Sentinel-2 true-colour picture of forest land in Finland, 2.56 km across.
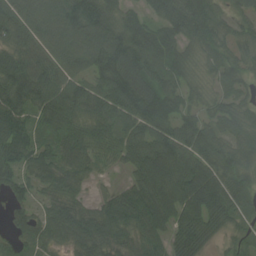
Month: August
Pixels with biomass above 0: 92%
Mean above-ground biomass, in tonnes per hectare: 84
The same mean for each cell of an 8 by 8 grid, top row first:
97 107 116 81 48 92 94 49
86 84 104 130 111 73 58 51
124 100 73 120 120 67 45 52
114 101 87 100 115 85 61 65
123 62 83 72 106 104 97 73
76 80 55 18 96 114 120 83
54 61 65 74 110 100 123 68
49 74 109 82 69 69 55 25
